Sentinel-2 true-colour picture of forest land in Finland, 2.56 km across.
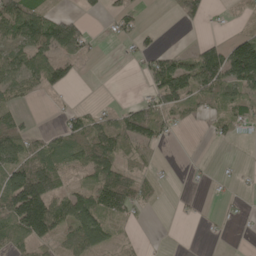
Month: May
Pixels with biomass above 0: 53%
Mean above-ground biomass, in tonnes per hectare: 51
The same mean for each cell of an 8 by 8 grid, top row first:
126 85 35 42 15 19 20 23
62 79 61 2 41 15 64 114
72 82 13 0 31 139 112 96
30 2 41 36 91 64 36 52
85 55 78 94 66 4 9 5
111 96 23 102 30 5 10 14
146 129 100 84 20 5 1 10
59 65 81 35 9 0 2 1
